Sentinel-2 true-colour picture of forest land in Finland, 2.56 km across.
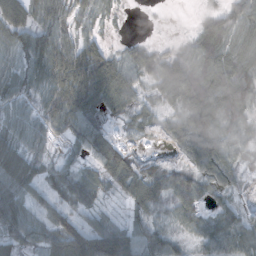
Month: October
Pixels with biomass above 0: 83%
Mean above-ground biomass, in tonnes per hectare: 50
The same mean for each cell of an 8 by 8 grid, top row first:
65 66 39 16 1 0 26 72
50 89 64 23 30 22 65 67
35 52 90 95 36 95 71 65
30 50 91 45 35 30 101 52
43 25 49 46 9 9 64 41
68 39 42 55 53 51 24 23
70 33 46 7 58 44 27 30
53 65 107 101 83 43 56 49
